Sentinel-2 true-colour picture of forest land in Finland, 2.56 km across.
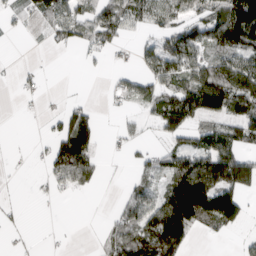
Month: March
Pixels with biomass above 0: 53%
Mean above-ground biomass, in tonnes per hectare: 56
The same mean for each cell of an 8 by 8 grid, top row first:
20 57 60 74 60 58 76 169
0 13 40 45 32 96 76 104
15 3 1 16 50 77 125 122
3 12 61 15 30 120 97 83
1 36 143 12 21 47 80 78
2 44 84 2 31 100 150 133
7 1 0 16 82 175 157 96
8 3 0 43 96 121 8 13
